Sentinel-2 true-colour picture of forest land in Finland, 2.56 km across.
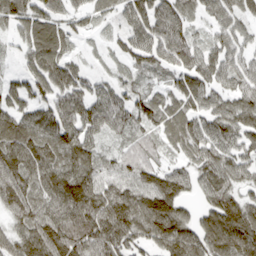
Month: March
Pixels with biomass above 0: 91%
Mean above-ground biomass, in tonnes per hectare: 73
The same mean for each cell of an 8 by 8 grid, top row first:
71 63 41 32 75 69 40 48
27 100 19 22 67 92 47 47
38 96 65 39 31 48 65 61
64 64 85 77 80 66 65 81
93 85 86 28 54 48 72 60
98 93 105 62 74 70 67 56
86 86 125 136 115 94 66 97
77 126 116 117 71 110 101 124
